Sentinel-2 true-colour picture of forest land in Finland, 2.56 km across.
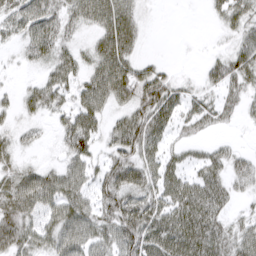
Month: March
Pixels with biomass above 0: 73%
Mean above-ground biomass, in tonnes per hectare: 44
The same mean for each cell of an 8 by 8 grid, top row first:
56 62 56 76 17 0 11 45
21 59 28 68 11 1 5 44
5 37 38 85 77 29 30 51
23 34 55 32 72 43 45 29
27 8 58 40 71 24 22 9
45 45 41 59 56 44 56 50
60 41 50 62 66 66 76 16
62 44 55 51 85 80 81 51
